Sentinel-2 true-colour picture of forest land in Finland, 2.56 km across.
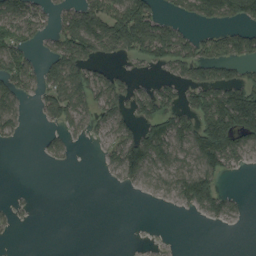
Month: August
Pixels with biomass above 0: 48%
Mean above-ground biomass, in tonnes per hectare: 57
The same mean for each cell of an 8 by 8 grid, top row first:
90 39 120 134 135 31 57 81
91 32 130 84 113 107 63 87
91 77 113 67 15 55 90 87
52 57 72 80 72 78 135 215
8 30 8 65 137 82 154 81
0 0 0 17 59 59 97 7
14 0 0 0 0 16 69 19
2 0 0 0 2 1 0 0
